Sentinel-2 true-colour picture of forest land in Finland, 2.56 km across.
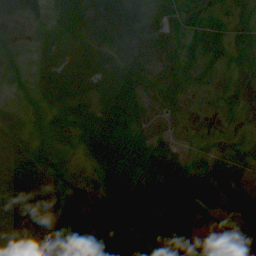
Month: August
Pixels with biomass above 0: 91%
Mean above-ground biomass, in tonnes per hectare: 49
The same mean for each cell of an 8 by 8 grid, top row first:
22 28 70 84 52 38 34 34
17 54 78 73 39 32 50 36
24 86 99 95 42 36 28 17
31 52 59 62 57 30 13 17
53 38 41 80 65 25 13 16
91 58 20 74 44 49 52 28
81 65 42 81 19 46 33 26
70 81 45 126 48 57 42 29
